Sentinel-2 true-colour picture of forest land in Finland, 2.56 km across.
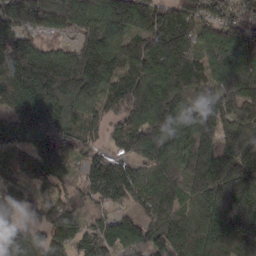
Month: March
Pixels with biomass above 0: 93%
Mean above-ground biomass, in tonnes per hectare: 146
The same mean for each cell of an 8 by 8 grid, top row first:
167 208 164 170 145 141 95 89
218 82 118 148 143 200 123 178
196 233 176 127 164 152 102 179
146 223 113 95 177 140 170 162
153 149 117 54 162 127 135 160
130 164 69 180 121 116 202 190
97 76 81 77 134 116 192 244
133 120 107 135 106 170 199 164
